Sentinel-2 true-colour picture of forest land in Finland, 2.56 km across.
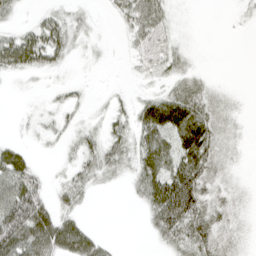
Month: April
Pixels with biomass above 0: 59%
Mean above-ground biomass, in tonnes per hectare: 27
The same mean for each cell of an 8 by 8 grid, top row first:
12 21 15 10 39 7 0 5
68 58 11 2 14 15 0 0
7 5 4 0 7 25 13 0
2 9 11 18 39 71 44 8
14 7 25 32 40 48 56 10
56 13 31 19 41 66 44 7
88 40 20 0 22 91 45 15
77 75 60 6 2 40 48 18
